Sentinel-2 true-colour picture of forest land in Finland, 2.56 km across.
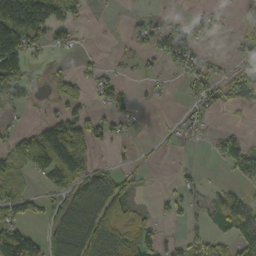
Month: October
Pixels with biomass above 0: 48%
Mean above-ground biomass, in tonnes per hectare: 51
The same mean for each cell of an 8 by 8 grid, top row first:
208 119 30 2 11 4 33 39
167 42 12 2 25 62 10 19
112 23 51 35 11 12 42 58
21 14 35 41 7 4 27 16
59 138 76 24 4 15 19 64
77 72 95 75 8 12 6 43
69 44 101 134 21 33 56 91
142 69 112 100 68 23 54 98
